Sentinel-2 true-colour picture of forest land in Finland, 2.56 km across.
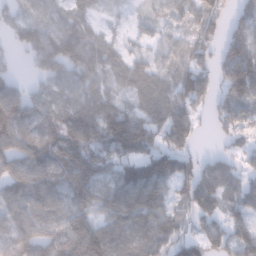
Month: January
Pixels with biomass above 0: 83%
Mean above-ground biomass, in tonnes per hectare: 87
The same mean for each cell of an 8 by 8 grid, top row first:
46 37 68 22 23 55 105 62
41 120 117 65 39 55 74 117
39 75 68 71 96 93 79 170
119 72 113 113 93 128 53 89
104 112 147 138 103 111 3 43
89 89 102 96 150 123 85 61
75 78 69 86 108 64 83 69
88 97 173 112 95 103 97 125
